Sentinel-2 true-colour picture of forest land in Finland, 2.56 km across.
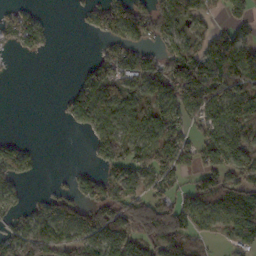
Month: October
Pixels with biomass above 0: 63%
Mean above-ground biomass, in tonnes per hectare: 71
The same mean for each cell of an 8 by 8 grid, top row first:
56 11 15 109 109 118 42 56
41 24 0 67 62 84 87 42
2 0 44 92 84 121 158 82
0 0 100 93 85 94 119 99
43 0 1 107 96 99 106 92
81 2 38 67 81 74 93 73
46 62 69 105 114 106 91 144
73 106 85 104 89 107 32 71
